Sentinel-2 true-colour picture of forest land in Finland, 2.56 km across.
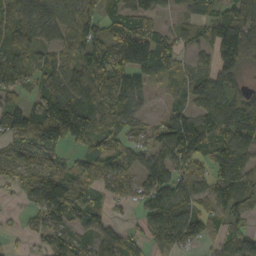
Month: October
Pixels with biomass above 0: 81%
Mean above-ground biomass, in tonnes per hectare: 80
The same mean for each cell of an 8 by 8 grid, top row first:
78 94 105 69 80 26 66 63
80 59 98 131 146 83 62 144
56 61 109 109 59 46 84 51
86 147 158 77 28 63 96 136
73 144 69 84 50 139 110 131
33 85 69 70 71 85 70 133
10 109 88 34 55 103 51 71
11 55 63 68 49 97 37 67
